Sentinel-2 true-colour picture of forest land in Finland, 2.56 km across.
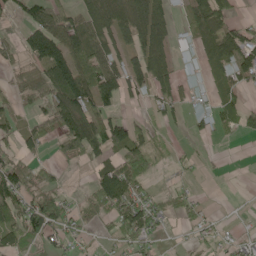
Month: June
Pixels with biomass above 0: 58%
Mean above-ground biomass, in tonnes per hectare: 48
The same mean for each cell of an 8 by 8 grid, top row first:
21 75 60 91 92 18 80 17
25 145 63 73 109 40 51 95
23 82 111 89 83 82 24 48
26 53 124 47 10 36 32 56
34 29 106 100 60 5 4 5
58 21 3 103 46 7 4 0
52 81 18 67 67 27 7 1
50 37 14 20 44 3 17 18
